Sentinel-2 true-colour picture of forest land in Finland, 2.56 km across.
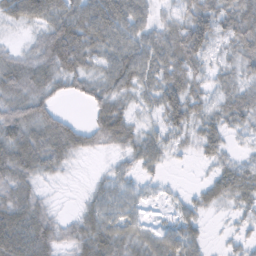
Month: February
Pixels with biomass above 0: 85%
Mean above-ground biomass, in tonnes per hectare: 46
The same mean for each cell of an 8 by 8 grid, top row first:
50 66 70 78 46 34 72 73
20 67 76 60 63 71 50 58
59 54 45 60 48 57 32 39
69 43 3 65 22 60 33 55
81 81 48 40 51 24 37 11
68 30 4 30 20 2 19 45
69 31 22 45 17 20 24 26
88 61 52 63 47 53 13 19
